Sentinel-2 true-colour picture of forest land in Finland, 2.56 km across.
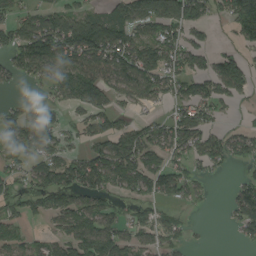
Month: August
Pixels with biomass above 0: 65%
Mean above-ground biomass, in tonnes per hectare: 80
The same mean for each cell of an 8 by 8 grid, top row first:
69 87 87 84 127 133 62 147
97 153 172 152 117 104 48 36
45 83 144 102 121 94 93 99
55 67 51 77 22 57 59 11
90 91 38 111 128 99 86 75
47 93 113 121 122 89 29 24
45 76 90 63 54 35 9 86
57 45 103 131 54 52 5 23
